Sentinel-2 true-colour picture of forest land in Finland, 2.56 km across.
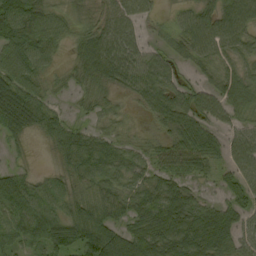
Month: September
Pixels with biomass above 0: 88%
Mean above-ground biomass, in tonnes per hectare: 53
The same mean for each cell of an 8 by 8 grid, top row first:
75 51 30 59 37 25 55 79
65 50 46 88 43 43 63 49
70 30 34 60 67 48 31 59
107 52 14 25 25 79 59 45
19 22 60 47 25 61 68 56
41 27 52 56 41 57 28 54
59 55 51 53 68 82 43 49
45 64 67 85 91 87 84 56
